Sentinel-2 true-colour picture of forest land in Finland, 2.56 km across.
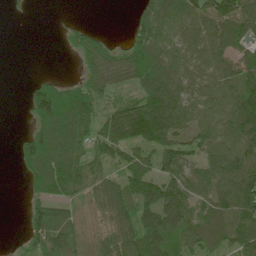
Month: June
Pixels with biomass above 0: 77%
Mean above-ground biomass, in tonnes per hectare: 79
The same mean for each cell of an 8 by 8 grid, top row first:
8 0 1 0 72 84 103 128
0 0 95 74 113 63 101 79
0 64 71 105 90 84 76 103
0 222 149 67 155 115 91 140
33 164 83 96 81 59 81 105
9 128 64 49 85 72 89 123
0 95 43 109 81 114 83 137
11 83 59 82 107 81 80 101
